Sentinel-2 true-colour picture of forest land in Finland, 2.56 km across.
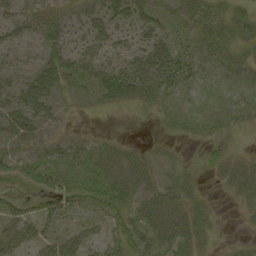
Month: September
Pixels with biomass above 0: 65%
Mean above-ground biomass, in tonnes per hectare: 21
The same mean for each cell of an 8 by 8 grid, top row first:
23 25 24 35 33 16 27 21
22 27 24 32 30 30 19 18
21 31 26 42 35 30 10 14
32 22 4 5 5 14 9 16
17 13 14 9 5 6 13 5
18 31 25 25 18 15 6 23
22 25 21 29 25 22 12 7
41 34 34 31 38 29 11 6
